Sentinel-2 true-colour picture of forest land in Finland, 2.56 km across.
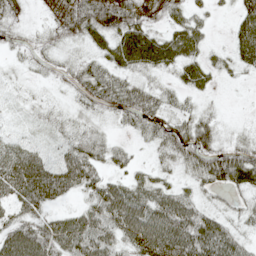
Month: May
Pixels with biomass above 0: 80%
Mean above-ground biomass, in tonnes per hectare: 43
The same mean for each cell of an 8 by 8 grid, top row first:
26 21 73 79 45 34 20 48
21 27 20 54 89 66 25 49
11 14 39 41 21 22 31 8
8 14 23 37 63 32 18 1
32 18 41 25 13 70 61 32
82 78 71 33 24 18 62 65
36 36 28 80 72 73 26 19
78 71 70 55 78 83 91 37
